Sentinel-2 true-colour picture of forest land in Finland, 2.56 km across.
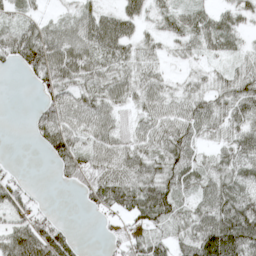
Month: May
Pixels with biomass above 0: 79%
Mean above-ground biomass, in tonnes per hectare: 50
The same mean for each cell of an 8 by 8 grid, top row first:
29 19 40 44 42 44 39 43
70 89 69 70 37 24 37 26
1 58 65 61 49 18 27 57
0 60 64 48 41 52 60 62
0 55 53 62 47 78 29 70
14 1 59 81 68 66 50 64
53 13 10 50 89 53 66 97
85 107 12 18 50 39 105 118
